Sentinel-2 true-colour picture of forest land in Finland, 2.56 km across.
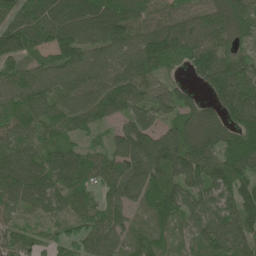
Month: May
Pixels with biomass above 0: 95%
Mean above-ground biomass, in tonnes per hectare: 105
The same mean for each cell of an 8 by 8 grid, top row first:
112 138 142 150 94 91 104 107
109 95 126 98 120 105 125 79
91 94 108 103 102 40 114 137
100 97 126 99 95 99 88 135
87 84 63 82 153 163 139 120
120 109 118 103 155 127 117 125
58 72 98 90 82 110 124 122
76 50 78 91 83 56 133 136
